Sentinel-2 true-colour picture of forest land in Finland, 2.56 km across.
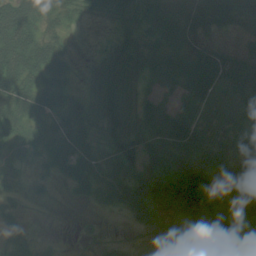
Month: July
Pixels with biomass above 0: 82%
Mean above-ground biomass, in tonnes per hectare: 43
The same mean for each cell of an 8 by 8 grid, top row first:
83 58 37 33 39 50 67 39
91 57 1 44 48 49 27 16
81 52 12 81 33 45 65 61
47 41 44 78 43 36 16 27
37 29 42 62 75 91 51 36
22 15 44 50 57 70 62 50
12 3 4 25 44 62 53 26
31 5 5 8 10 14 57 68
